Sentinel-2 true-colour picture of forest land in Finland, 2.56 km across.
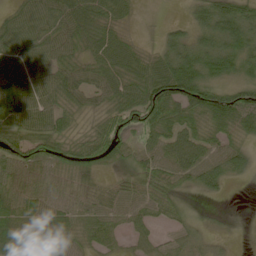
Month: May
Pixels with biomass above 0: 85%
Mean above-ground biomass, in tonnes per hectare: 57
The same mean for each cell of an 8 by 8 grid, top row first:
46 64 80 57 2 2 77 81
71 66 49 78 22 79 83 87
72 65 53 69 85 128 72 55
79 67 40 56 86 67 95 105
70 80 51 77 45 70 52 38
59 52 57 23 54 59 62 28
69 61 57 63 54 35 10 0
58 29 48 38 32 35 32 2
